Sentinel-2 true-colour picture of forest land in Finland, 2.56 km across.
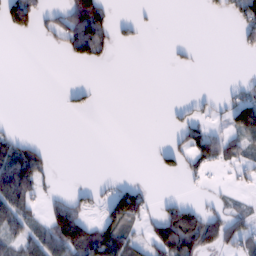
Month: February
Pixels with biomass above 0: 31%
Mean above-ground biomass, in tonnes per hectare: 33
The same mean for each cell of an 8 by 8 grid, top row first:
108 33 136 40 8 0 8 53
0 7 97 41 7 9 0 19
0 0 1 0 0 0 0 10
0 0 21 0 0 14 20 115
44 9 0 0 0 27 70 48
128 27 0 7 0 28 19 32
79 36 44 88 60 51 26 16
46 75 121 84 34 73 65 56
